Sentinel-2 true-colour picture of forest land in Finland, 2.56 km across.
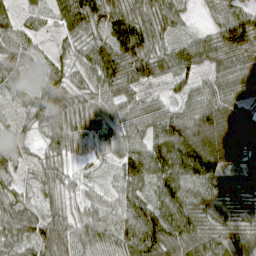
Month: April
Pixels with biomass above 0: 95%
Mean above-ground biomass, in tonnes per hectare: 62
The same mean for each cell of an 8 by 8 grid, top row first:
34 32 100 73 63 44 13 56
49 16 47 78 83 61 67 93
40 46 40 81 60 55 48 61
28 62 83 57 55 63 86 64
32 40 54 60 82 124 138 98
33 45 20 21 85 93 101 70
58 43 32 39 75 91 73 51
56 81 61 59 115 91 74 57
